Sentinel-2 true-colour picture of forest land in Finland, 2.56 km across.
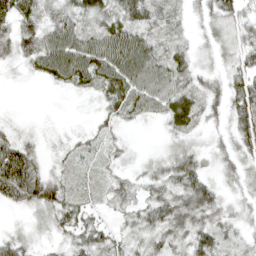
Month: April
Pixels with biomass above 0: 82%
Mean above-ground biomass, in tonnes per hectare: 33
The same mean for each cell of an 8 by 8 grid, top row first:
55 28 45 45 40 16 27 38
40 54 62 64 49 21 16 30
4 29 48 61 58 39 21 33
3 2 2 30 36 55 25 44
44 9 19 16 2 23 15 37
111 32 22 20 19 44 24 24
21 42 38 16 31 52 50 15
27 14 38 30 35 37 41 17
